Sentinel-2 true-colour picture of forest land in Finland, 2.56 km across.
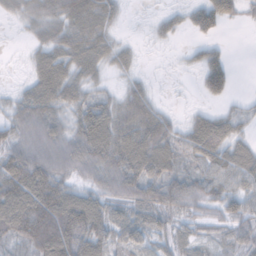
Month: November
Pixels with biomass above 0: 80%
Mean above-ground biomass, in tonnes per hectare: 52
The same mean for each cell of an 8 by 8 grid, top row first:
27 53 61 36 5 22 62 24
3 57 77 52 9 7 28 0
9 81 49 18 22 4 68 3
43 65 53 61 77 16 31 29
61 75 79 97 97 56 87 53
107 93 42 67 85 55 58 67
102 115 104 47 53 45 34 43
52 94 85 50 45 35 27 42
